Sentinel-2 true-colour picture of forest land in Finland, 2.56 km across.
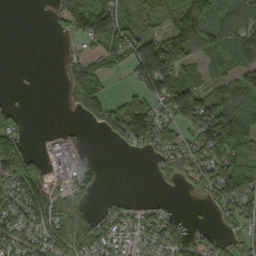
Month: September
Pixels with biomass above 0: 63%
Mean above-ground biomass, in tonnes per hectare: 78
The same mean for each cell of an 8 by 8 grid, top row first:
0 10 147 135 76 144 119 117
0 0 23 99 127 165 76 98
0 0 156 37 111 147 50 65
34 0 58 107 154 139 151 149
107 43 37 25 74 76 133 157
161 87 96 0 0 48 96 116
92 126 28 36 41 6 17 78
83 85 71 81 101 99 38 35
